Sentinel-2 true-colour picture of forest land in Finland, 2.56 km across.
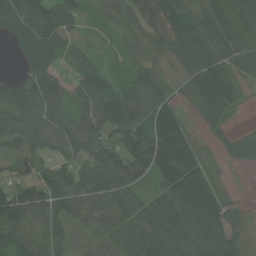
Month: August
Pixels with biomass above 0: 87%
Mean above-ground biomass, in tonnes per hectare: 80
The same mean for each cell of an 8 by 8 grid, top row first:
97 95 49 54 113 112 99 92
47 106 43 18 58 88 107 79
61 88 71 51 60 27 106 41
113 77 50 99 81 71 68 15
76 57 78 88 120 200 15 51
44 51 78 107 68 204 92 1
111 79 63 89 94 174 164 26
67 60 14 64 100 142 164 64
